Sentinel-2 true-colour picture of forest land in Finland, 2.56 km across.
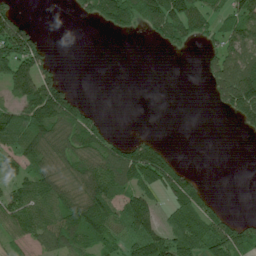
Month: July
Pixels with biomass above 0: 54%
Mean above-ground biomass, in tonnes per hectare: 70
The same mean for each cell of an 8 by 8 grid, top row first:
75 0 32 127 168 147 78 101
167 34 0 0 1 47 26 88
144 82 0 0 0 0 36 162
82 184 99 1 0 0 3 101
81 159 112 74 71 2 0 0
58 109 109 117 137 109 3 0
92 86 142 92 109 85 58 0
42 74 82 61 115 110 121 96
